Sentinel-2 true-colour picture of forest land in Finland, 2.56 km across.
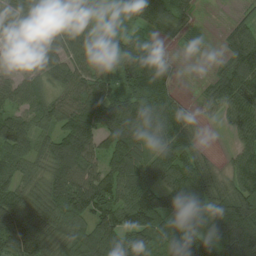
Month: August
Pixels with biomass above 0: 87%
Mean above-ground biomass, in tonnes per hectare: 86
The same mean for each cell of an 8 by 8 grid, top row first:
69 71 81 30 106 72 0 18
26 54 85 84 71 10 4 103
42 49 93 85 126 24 39 132
66 90 132 114 107 85 25 87
94 69 139 109 102 117 16 50
68 69 103 93 92 104 94 79
105 92 131 113 188 76 119 156
165 105 112 141 107 79 101 158
